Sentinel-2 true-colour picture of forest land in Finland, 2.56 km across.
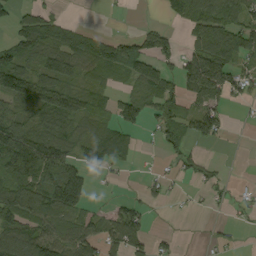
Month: September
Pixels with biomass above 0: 59%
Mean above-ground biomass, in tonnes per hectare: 59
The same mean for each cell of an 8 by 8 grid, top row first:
41 46 3 2 2 47 116 77
85 98 84 76 84 33 112 80
113 82 49 30 74 47 137 54
63 99 65 45 39 61 76 6
145 111 78 90 5 43 24 0
115 129 94 14 12 16 25 3
118 118 81 25 34 4 10 14
113 101 85 49 46 11 8 7
